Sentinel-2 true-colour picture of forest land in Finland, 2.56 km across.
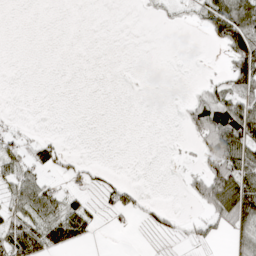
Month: April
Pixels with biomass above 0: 33%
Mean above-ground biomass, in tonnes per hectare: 24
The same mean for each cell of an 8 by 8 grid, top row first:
0 0 0 0 3 9 70 106
0 0 0 0 0 0 6 124
0 0 0 0 0 0 13 69
1 0 0 0 0 2 88 78
23 20 0 0 0 1 67 92
38 17 15 10 0 1 60 89
39 52 38 30 17 5 36 98
85 51 28 0 2 7 12 33
